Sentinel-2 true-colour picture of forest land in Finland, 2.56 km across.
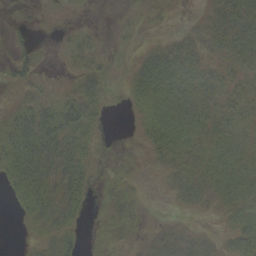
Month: September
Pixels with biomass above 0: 66%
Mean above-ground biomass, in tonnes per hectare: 21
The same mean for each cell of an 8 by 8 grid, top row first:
3 3 3 1 6 3 18 37
14 2 22 6 11 25 19 32
17 4 25 9 37 41 27 19
21 33 42 2 23 44 28 21
44 48 30 0 14 42 32 25
40 42 32 8 3 27 37 33
11 38 21 12 3 7 14 30
1 20 14 9 13 29 14 28
